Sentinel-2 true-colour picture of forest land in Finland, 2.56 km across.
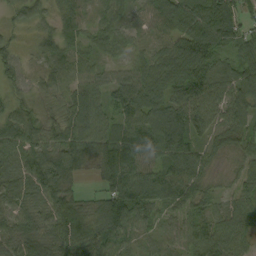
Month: September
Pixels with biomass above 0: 95%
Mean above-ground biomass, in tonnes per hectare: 81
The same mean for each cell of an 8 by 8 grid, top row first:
33 42 63 52 56 107 125 75
29 64 62 53 48 95 114 75
41 68 65 59 99 121 117 92
61 42 108 66 124 116 97 72
96 80 108 120 123 134 59 60
89 138 45 118 107 108 48 44
70 91 85 134 101 63 50 60
95 97 119 88 35 46 90 58
